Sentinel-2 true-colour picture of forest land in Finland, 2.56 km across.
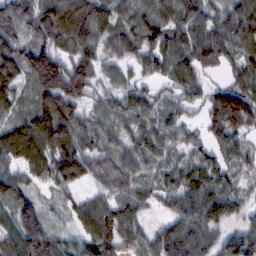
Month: February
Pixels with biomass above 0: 92%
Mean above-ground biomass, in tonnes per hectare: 81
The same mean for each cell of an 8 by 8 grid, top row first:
105 135 135 87 74 80 73 114
95 102 103 63 79 88 95 90
90 159 134 43 50 73 37 63
54 125 65 62 71 59 82 167
97 106 97 57 68 58 62 51
68 65 75 96 62 69 76 42
79 26 53 75 39 69 111 64
84 95 44 73 58 129 71 99
